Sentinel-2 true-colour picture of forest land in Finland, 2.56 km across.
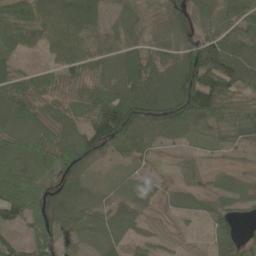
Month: May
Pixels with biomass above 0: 85%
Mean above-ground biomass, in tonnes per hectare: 57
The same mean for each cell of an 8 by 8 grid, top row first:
88 80 93 24 43 53 43 62
57 53 68 52 51 59 100 82
62 43 50 69 94 100 115 88
83 47 57 117 91 87 99 67
69 71 73 72 36 31 33 48
82 68 42 12 25 19 19 19
84 68 63 44 32 19 28 30
42 71 37 45 20 7 17 37
